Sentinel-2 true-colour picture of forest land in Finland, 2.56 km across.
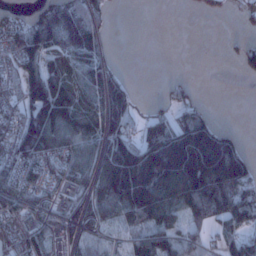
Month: January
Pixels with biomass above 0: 65%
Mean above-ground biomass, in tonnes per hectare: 81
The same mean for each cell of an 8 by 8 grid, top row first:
30 104 123 18 0 0 14 14
83 119 154 9 0 0 0 27
62 140 107 97 0 14 0 5
61 188 157 144 15 55 33 0
92 140 105 116 113 188 220 57
82 73 75 152 212 206 216 138
75 47 52 85 173 118 120 106
57 71 42 26 64 67 44 75
